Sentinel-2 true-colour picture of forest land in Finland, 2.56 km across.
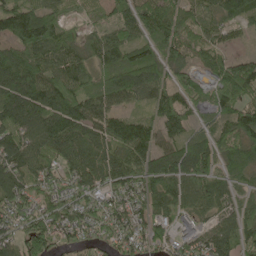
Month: May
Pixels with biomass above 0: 88%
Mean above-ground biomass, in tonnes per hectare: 87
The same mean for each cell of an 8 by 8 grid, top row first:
126 97 45 38 105 91 67 87
74 117 62 89 62 93 73 16
150 119 84 82 86 63 70 152
148 149 111 77 44 104 47 94
115 114 109 94 97 79 92 91
110 82 92 94 101 108 101 60
81 86 84 67 76 73 67 64
85 116 58 54 81 78 82 75
